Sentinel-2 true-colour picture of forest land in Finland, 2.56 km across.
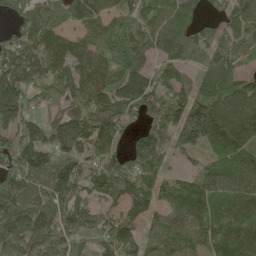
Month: May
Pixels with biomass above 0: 89%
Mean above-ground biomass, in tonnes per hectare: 129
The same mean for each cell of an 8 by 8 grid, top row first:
87 185 142 121 110 157 43 99
135 153 116 184 126 106 70 73
147 113 135 137 117 127 115 120
127 62 108 146 97 130 242 193
127 103 129 115 110 97 127 134
150 175 142 176 139 83 122 135
138 132 105 73 104 167 164 160
164 151 71 120 92 206 149 161
